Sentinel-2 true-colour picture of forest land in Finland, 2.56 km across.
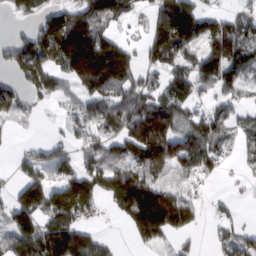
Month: March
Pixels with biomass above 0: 68%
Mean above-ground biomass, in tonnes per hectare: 92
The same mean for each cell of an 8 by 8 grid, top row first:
49 99 126 91 36 194 71 59
82 143 207 144 76 155 107 125
52 94 125 190 81 105 93 78
57 7 58 104 168 120 69 38
8 47 53 78 188 130 106 48
39 75 108 123 118 69 50 14
122 152 133 38 195 142 14 9
106 166 122 21 63 34 13 88
